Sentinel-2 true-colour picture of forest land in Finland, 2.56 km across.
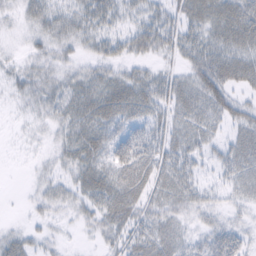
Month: February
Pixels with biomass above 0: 78%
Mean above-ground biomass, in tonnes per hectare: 28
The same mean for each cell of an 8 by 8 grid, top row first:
17 36 39 35 30 25 37 49
6 24 23 29 29 26 38 41
18 26 31 35 32 29 55 36
5 25 35 45 33 29 35 34
2 12 37 37 39 31 22 32
0 16 30 35 35 38 11 31
1 19 22 39 30 29 24 16
24 13 3 23 35 29 34 31
